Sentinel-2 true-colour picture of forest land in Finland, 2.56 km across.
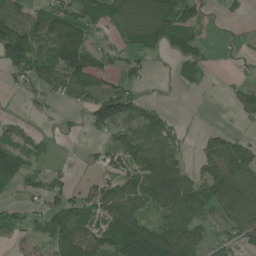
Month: June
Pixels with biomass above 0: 64%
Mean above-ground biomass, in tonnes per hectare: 71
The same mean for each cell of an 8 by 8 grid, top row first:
78 95 111 87 153 136 22 14
162 95 156 36 91 83 27 8
37 78 118 48 33 28 20 15
5 14 31 116 58 6 1 37
81 20 8 44 102 52 46 60
100 55 12 60 110 106 81 122
31 68 86 120 85 128 79 110
28 74 137 148 182 138 49 54
